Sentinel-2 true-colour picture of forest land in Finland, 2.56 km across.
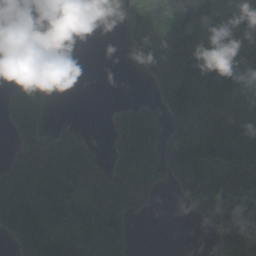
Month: September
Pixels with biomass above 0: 62%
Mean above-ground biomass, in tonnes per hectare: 83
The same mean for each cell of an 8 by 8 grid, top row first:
0 0 1 9 114 150 131 73
0 0 0 0 83 145 137 66
24 13 3 0 23 187 178 51
92 38 0 24 53 125 106 66
76 130 58 38 149 86 118 171
148 169 129 92 91 90 67 62
227 186 176 144 27 6 96 93
101 177 164 145 0 0 22 165
